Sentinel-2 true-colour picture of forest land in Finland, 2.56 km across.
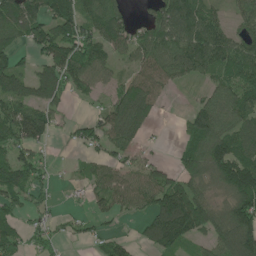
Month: June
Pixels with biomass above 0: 71%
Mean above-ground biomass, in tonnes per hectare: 83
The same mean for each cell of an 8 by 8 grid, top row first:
121 114 115 108 35 160 93 63
58 101 103 80 93 128 148 87
103 128 87 46 99 58 49 105
109 81 3 99 123 5 94 105
95 40 44 83 29 21 136 96
112 35 22 69 72 72 88 192
64 27 14 58 61 187 104 120
70 40 24 53 49 138 66 142
